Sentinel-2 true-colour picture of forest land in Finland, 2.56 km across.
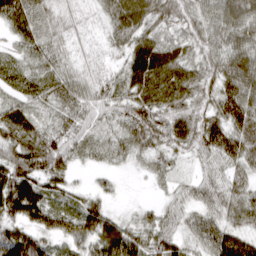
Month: March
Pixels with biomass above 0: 86%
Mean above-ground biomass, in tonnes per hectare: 49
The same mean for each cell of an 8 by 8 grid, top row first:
60 24 18 42 69 54 65 99
32 51 15 29 60 41 63 83
29 49 44 33 81 83 55 106
55 37 55 43 66 58 55 90
74 67 38 33 57 42 70 74
92 67 9 15 14 23 38 36
81 63 48 21 17 31 51 55
35 14 29 22 11 11 77 75
